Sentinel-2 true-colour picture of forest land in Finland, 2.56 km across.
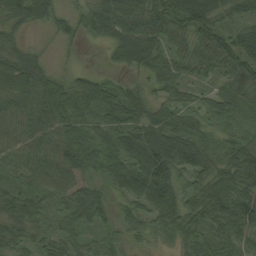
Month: August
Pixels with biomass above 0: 94%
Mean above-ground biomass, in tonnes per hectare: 69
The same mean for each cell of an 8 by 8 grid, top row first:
85 70 41 103 109 114 106 53
54 14 15 52 103 51 97 89
109 79 38 32 33 63 34 83
80 124 62 67 73 56 50 41
70 79 108 59 110 97 40 78
40 78 67 61 93 66 83 128
75 41 111 45 57 76 106 134
56 36 34 43 38 54 52 53
